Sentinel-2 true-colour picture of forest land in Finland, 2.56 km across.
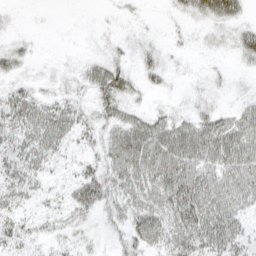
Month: April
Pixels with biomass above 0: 64%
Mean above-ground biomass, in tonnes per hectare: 24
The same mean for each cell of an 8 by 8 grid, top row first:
3 0 0 4 5 9 27 22
17 1 1 15 12 6 7 30
14 7 16 53 16 4 7 2
43 37 25 31 18 15 19 25
28 37 16 35 59 55 50 45
31 15 28 34 42 50 34 40
22 13 38 26 36 39 46 29
24 14 14 10 36 34 37 24
